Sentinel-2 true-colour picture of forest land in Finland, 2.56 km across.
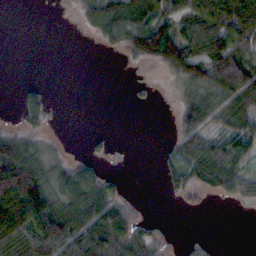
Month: October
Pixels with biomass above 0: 53%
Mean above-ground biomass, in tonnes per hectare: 42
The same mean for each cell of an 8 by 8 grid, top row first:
0 0 19 74 80 68 87 109
0 0 0 20 96 101 78 86
2 3 0 0 8 28 73 85
17 52 0 0 2 24 62 69
55 13 1 10 0 34 68 73
131 56 75 20 3 54 61 46
126 93 67 68 3 4 3 5
68 93 72 76 68 4 6 0
